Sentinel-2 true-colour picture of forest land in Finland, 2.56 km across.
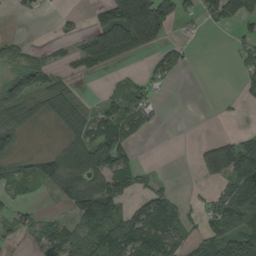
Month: August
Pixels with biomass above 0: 50%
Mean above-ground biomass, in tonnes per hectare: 60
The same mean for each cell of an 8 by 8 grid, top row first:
12 4 10 131 268 82 52 67
41 19 51 119 76 29 0 40
85 58 15 6 29 20 0 29
71 42 56 57 58 0 0 6
49 3 77 114 6 0 63 101
41 88 110 110 21 3 70 130
35 4 99 78 79 60 52 139
21 60 77 112 141 79 109 175
